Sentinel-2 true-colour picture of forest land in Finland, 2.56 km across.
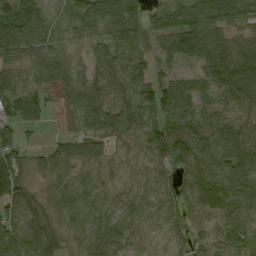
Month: September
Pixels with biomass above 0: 90%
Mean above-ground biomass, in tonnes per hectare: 52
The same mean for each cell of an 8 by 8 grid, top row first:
126 50 81 117 58 55 66 57
86 41 17 36 26 77 80 53
47 27 23 51 47 38 49 91
47 20 27 45 60 45 34 43
62 20 47 17 39 71 35 72
54 38 32 17 26 43 55 85
85 31 55 38 39 57 81 78
93 82 40 61 32 26 38 60
